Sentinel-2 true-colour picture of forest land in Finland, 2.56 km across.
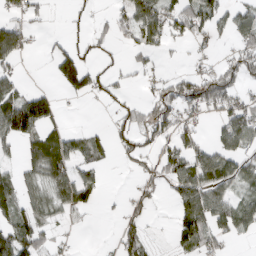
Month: March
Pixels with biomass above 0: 50%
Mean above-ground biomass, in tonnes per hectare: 49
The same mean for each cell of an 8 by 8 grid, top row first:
34 12 7 30 92 71 75 55
93 13 31 16 53 10 13 44
41 7 100 33 15 41 64 44
139 88 1 19 44 62 35 75
48 100 45 37 43 62 41 67
39 90 66 1 26 77 90 59
62 48 67 5 36 52 107 75
107 31 3 7 62 50 71 18
